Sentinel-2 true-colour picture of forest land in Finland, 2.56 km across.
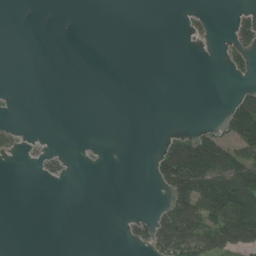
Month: June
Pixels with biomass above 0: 19%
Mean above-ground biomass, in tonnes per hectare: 30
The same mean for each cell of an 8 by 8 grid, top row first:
0 0 0 0 0 0 10 20
0 0 0 0 0 0 1 37
0 0 0 0 0 0 0 9
1 0 0 0 0 0 0 135
13 2 1 0 0 106 155 121
0 13 0 0 0 157 164 142
0 0 0 0 1 120 130 184
0 0 0 0 35 128 104 133
